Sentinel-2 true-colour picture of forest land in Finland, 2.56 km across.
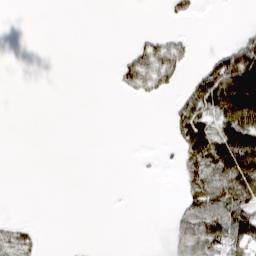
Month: March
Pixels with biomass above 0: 25%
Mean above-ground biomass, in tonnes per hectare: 21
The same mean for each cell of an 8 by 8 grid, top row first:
0 0 0 0 0 17 0 0
0 0 0 0 35 36 3 51
0 0 0 7 73 28 80 124
0 0 0 0 0 30 63 110
0 0 0 0 0 24 91 102
0 0 0 0 1 6 51 80
0 0 0 0 0 13 62 56
38 1 0 0 0 40 76 58
